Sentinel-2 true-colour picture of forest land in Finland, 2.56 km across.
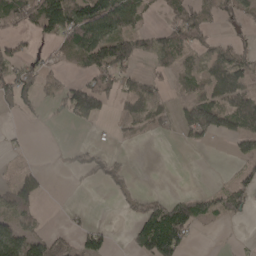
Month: April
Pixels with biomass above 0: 47%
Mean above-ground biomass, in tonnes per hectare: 42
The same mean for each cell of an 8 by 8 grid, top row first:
68 84 94 114 33 39 44 50
32 13 82 101 31 61 39 40
90 38 34 50 37 28 58 56
23 7 104 19 56 38 128 106
6 1 16 11 10 7 15 51
31 15 16 42 1 0 1 24
79 3 3 4 51 68 41 43
88 53 42 18 63 89 0 3
